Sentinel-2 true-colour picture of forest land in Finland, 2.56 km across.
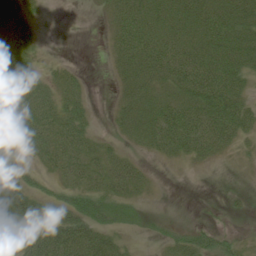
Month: June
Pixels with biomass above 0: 67%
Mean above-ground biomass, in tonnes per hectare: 40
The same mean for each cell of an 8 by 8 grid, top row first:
55 4 0 32 61 58 65 61
61 2 0 31 83 70 73 69
66 22 17 11 53 60 82 47
71 55 40 12 50 66 74 57
29 65 54 12 25 66 62 19
39 21 40 46 22 0 0 1
64 37 57 51 15 0 4 7
66 58 70 34 4 29 31 16
